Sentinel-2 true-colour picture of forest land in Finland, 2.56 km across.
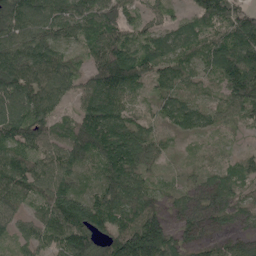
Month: May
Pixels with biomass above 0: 95%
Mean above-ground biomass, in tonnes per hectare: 98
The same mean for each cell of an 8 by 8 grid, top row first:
137 115 120 102 46 36 109 101
126 99 68 128 87 90 96 144
145 103 64 157 96 102 71 158
133 102 75 132 47 91 73 80
109 85 134 145 132 28 31 17
127 100 72 119 80 27 63 81
70 96 142 126 108 67 102 81
83 86 158 135 235 91 72 63
